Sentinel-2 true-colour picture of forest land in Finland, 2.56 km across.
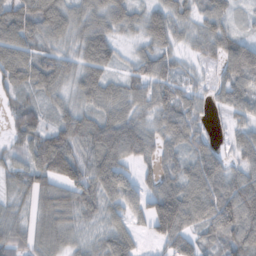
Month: November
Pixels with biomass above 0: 88%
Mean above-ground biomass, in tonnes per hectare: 70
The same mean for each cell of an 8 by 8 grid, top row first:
95 101 68 85 64 64 71 24
93 57 65 62 40 44 51 89
79 93 68 54 72 71 25 94
39 39 72 71 51 107 35 57
39 71 90 117 76 69 54 63
54 76 96 90 36 77 102 65
41 76 84 48 68 149 85 143
71 68 40 74 19 91 51 84
